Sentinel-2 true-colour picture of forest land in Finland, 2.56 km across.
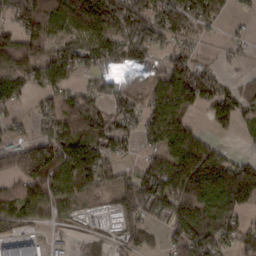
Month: February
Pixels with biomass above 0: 75%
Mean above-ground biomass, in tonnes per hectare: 89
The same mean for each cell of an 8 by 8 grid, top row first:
91 113 188 192 158 133 71 10
98 70 104 88 106 49 7 15
78 117 35 46 26 134 78 29
28 68 132 72 75 110 60 106
68 111 127 90 40 126 73 6
94 149 183 53 107 210 210 208
89 72 23 28 108 123 114 118
132 29 10 17 35 61 113 65
